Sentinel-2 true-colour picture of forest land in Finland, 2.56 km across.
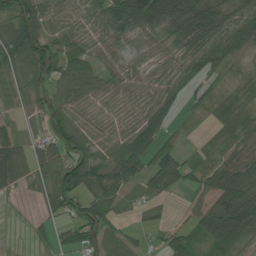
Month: July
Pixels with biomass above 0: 81%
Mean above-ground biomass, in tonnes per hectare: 56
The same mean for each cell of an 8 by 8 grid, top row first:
98 63 30 76 118 89 88 75
108 97 54 46 23 34 78 58
34 83 76 45 32 35 34 27
16 74 35 23 57 33 23 32
69 69 69 46 79 25 18 40
76 53 106 90 58 88 48 92
3 38 63 60 31 5 80 189
2 21 55 44 21 46 73 65
